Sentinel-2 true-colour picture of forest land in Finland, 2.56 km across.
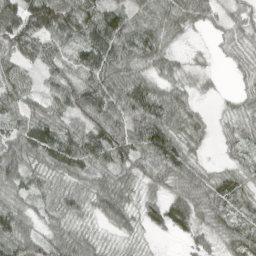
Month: April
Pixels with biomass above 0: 89%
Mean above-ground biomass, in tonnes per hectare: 61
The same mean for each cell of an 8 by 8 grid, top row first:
101 130 112 86 68 61 36 47
88 74 62 109 78 19 5 26
72 52 78 93 54 34 11 20
66 55 89 124 108 83 14 27
74 91 121 117 98 80 21 35
67 42 40 60 56 67 34 41
43 39 43 84 47 74 45 37
83 45 62 19 15 17 40 67
